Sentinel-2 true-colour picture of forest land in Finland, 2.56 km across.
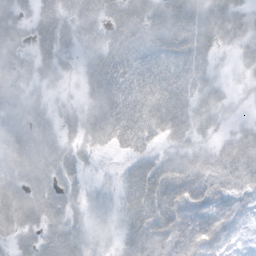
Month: October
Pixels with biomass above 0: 86%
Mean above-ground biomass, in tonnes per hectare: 44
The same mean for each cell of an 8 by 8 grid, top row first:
45 54 52 52 67 66 55 48
46 46 28 50 45 58 42 34
47 26 20 64 54 47 30 11
52 34 30 64 65 58 38 7
63 58 35 39 39 33 23 69
45 57 26 7 67 69 50 43
79 71 28 15 71 57 34 13
51 54 43 15 52 39 26 3
